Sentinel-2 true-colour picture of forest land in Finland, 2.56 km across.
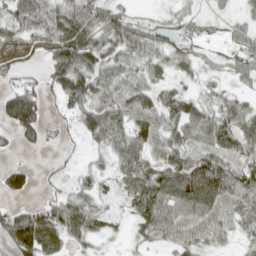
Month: April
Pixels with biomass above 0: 74%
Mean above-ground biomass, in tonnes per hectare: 45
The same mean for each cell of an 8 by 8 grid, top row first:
56 68 78 53 15 21 14 20
21 58 99 44 41 34 11 26
35 45 82 28 26 25 13 26
106 27 57 52 48 55 35 54
24 22 15 37 46 46 39 66
57 10 21 28 51 81 101 65
31 54 63 15 46 73 79 56
116 83 31 12 22 53 36 19
